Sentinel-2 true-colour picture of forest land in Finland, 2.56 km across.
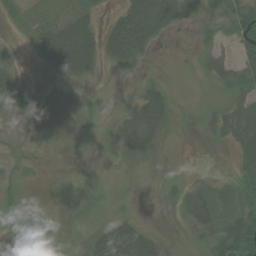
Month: August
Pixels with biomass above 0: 63%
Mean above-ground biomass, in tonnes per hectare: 20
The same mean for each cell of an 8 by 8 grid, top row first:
17 14 23 11 47 27 12 31
5 38 53 30 26 1 16 25
17 6 10 1 11 3 16 37
13 8 12 9 62 14 14 33
4 5 3 15 52 2 9 31
9 3 14 3 2 3 6 20
16 10 24 7 1 12 40 31
36 25 10 89 57 3 23 87
